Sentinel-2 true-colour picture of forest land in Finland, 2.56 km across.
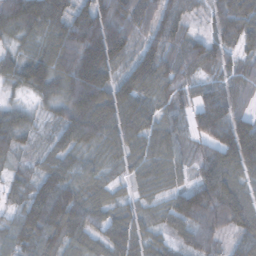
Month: November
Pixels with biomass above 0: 94%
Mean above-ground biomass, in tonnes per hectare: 86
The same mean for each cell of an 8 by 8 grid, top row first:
122 132 75 120 54 94 34 61
44 69 145 169 79 74 54 57
72 112 181 116 126 80 63 76
61 43 164 128 110 64 115 77
72 52 78 71 81 69 67 169
39 85 63 34 64 53 102 82
55 132 112 66 44 108 148 106
68 87 74 94 72 59 97 59
